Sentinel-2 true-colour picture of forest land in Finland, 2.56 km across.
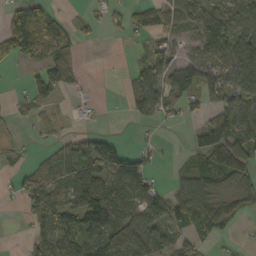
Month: October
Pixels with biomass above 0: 59%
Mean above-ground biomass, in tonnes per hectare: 53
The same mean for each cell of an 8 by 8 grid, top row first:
73 40 9 19 57 57 75 69
89 62 21 0 24 34 76 99
2 98 32 0 73 66 77 85
13 20 8 0 60 30 36 92
18 19 71 56 15 2 111 99
20 58 87 89 61 21 63 80
4 100 83 95 82 81 67 31
1 81 70 136 127 57 27 6
